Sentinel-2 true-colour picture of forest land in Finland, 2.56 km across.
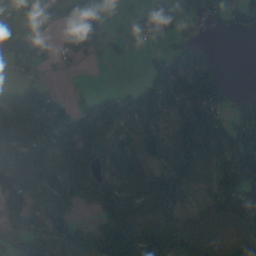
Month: September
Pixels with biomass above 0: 69%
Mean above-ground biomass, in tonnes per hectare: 86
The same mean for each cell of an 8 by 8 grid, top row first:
92 43 65 6 25 31 37 59
137 26 25 13 7 48 31 0
43 20 1 0 33 115 166 0
257 174 52 106 84 74 123 68
95 131 158 105 73 101 118 176
174 126 150 115 115 106 69 131
105 151 49 124 104 93 53 108
87 121 80 142 118 115 74 74
